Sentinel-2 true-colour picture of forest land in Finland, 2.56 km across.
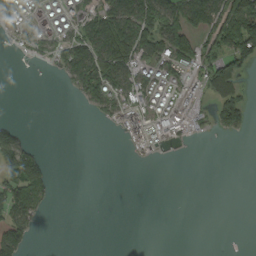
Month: September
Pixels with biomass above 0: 39%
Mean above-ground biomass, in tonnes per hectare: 45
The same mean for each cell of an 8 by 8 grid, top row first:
60 55 66 108 113 99 118 151
31 57 85 144 89 108 62 143
1 1 88 93 79 66 63 44
0 0 4 68 93 61 27 88
86 1 0 0 68 18 1 2
119 46 0 0 0 0 0 0
115 22 0 0 0 0 0 0
115 0 0 0 0 0 0 0
